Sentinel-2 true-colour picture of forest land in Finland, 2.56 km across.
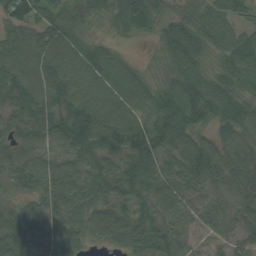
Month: August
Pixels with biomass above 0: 95%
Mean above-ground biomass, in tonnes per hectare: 80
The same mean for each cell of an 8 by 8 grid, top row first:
90 76 72 72 116 59 66 47
87 99 70 38 5 118 70 91
100 90 82 86 49 83 96 87
78 90 119 87 82 120 109 100
61 63 99 98 124 85 66 64
77 83 79 88 113 70 77 70
65 76 92 81 67 52 46 64
129 90 60 68 113 72 23 44
